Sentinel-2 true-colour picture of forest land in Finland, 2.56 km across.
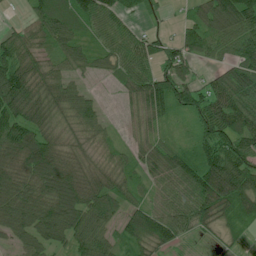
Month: July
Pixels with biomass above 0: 86%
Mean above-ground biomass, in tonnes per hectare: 72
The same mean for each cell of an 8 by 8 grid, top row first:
6 93 95 78 26 9 103 145
73 54 60 61 62 71 61 69
139 79 30 27 82 93 31 104
101 64 71 4 71 55 94 106
126 99 46 32 47 32 73 80
97 122 91 54 48 77 111 106
105 102 107 69 61 61 88 90
53 78 76 57 91 64 12 17
